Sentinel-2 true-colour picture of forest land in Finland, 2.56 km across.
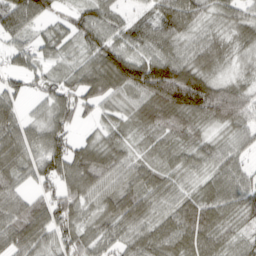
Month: March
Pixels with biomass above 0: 90%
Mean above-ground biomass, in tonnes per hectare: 64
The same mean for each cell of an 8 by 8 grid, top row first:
93 55 60 51 40 98 41 50
47 38 43 79 61 60 70 28
43 49 64 105 133 144 75 28
44 54 54 33 80 119 93 74
76 90 48 54 33 47 45 43
51 75 96 62 57 44 44 58
64 83 61 69 70 64 86 54
77 54 66 55 65 78 72 37
